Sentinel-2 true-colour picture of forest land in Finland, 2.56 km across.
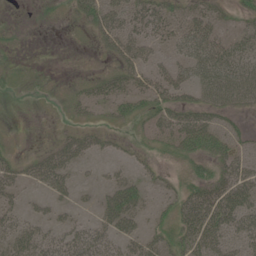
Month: June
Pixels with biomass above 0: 53%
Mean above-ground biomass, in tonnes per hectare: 23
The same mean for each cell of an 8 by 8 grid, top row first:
0 4 26 41 36 27 28 16
3 0 1 26 31 24 49 28
5 1 7 23 23 28 41 49
2 0 12 16 26 31 29 17
4 9 33 11 11 23 38 20
25 42 8 10 15 7 27 39
19 13 9 40 20 25 56 50
33 28 39 32 33 28 45 32
